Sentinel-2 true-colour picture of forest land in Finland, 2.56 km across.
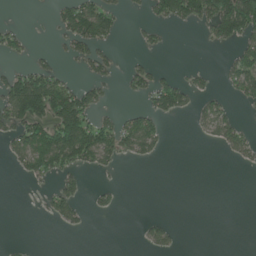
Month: June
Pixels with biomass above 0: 31%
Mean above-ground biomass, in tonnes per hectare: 39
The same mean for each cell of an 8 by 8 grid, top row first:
0 8 110 54 16 84 105 190
36 8 58 22 17 0 11 54
93 101 22 27 51 35 13 74
109 130 142 19 52 59 38 11
51 124 158 77 67 0 9 42
9 49 30 8 0 0 0 0
0 25 31 21 0 0 0 0
2 0 0 0 19 20 0 0
